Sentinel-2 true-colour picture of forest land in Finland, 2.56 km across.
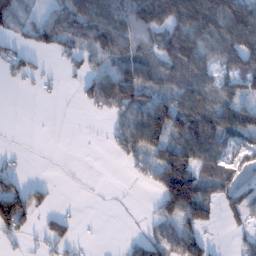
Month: January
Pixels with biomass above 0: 59%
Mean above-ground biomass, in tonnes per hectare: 59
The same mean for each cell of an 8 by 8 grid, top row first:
56 52 98 88 102 132 148 121
35 48 63 86 61 111 79 104
26 12 40 108 92 71 58 90
0 0 5 58 106 106 87 89
0 0 0 29 87 95 101 52
37 0 0 0 29 190 76 35
146 27 2 2 4 138 74 59
29 38 10 0 49 88 37 21
